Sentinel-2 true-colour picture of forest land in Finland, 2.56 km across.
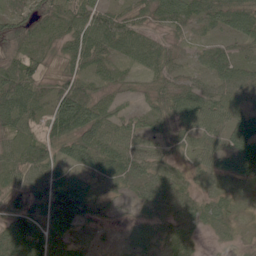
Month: June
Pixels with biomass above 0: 93%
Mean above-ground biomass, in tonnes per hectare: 50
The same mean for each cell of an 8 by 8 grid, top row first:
44 54 64 55 45 75 67 82
39 44 80 70 69 32 41 30
92 41 61 43 27 43 43 58
101 60 109 43 29 68 63 37
49 58 83 57 39 36 36 67
56 73 28 39 43 35 35 55
54 58 61 16 23 37 50 26
82 71 17 7 24 58 13 23
